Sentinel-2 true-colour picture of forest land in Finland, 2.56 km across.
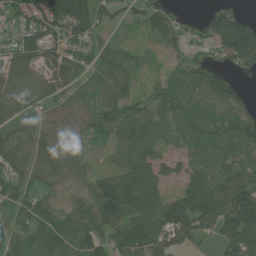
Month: July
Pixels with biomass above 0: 85%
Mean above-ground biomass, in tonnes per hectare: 78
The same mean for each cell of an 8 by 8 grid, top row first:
87 144 169 44 59 49 66 75
97 106 90 59 24 49 53 176
80 93 81 80 22 49 91 35
92 56 63 80 79 72 54 61
54 58 38 55 102 49 53 60
52 29 34 98 131 48 74 93
50 40 62 161 142 136 121 176
74 63 74 70 79 83 26 158
